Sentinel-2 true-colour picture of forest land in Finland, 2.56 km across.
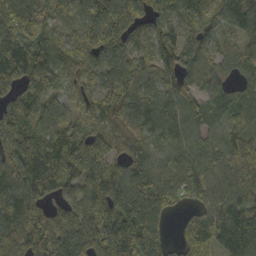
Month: October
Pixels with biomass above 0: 92%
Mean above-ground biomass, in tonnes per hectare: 92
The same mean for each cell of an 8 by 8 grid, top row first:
115 66 102 144 114 58 82 125
109 92 97 120 62 115 59 66
86 82 64 72 66 89 59 39
98 95 57 84 67 71 65 56
124 100 108 81 65 75 45 72
121 136 109 111 106 92 92 102
131 70 104 114 149 37 84 124
108 119 129 184 131 36 75 80
